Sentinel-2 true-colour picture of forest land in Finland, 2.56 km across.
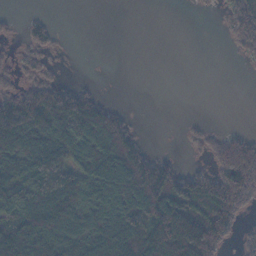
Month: November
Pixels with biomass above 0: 56%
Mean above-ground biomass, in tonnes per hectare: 71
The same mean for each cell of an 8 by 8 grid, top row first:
9 11 0 0 0 0 2 78
16 39 0 0 0 0 0 26
31 49 9 0 0 0 0 1
151 172 178 65 1 0 0 0
141 135 133 135 38 1 39 79
117 177 101 169 161 82 76 153
105 149 113 107 151 134 71 92
135 132 107 157 145 171 162 32
